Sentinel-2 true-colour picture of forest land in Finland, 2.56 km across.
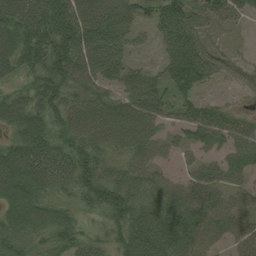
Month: August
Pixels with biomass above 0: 86%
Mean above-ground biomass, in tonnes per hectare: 69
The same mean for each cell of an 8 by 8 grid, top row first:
98 106 101 93 36 87 53 33
97 95 101 71 18 79 48 8
31 86 76 58 71 93 48 40
71 77 79 83 86 48 66 33
74 101 82 64 71 33 60 75
124 104 85 68 61 25 55 43
94 73 40 77 75 94 86 54
62 49 50 50 103 108 55 56
